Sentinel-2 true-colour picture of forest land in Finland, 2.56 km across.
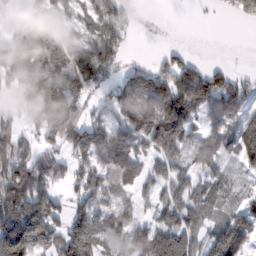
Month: February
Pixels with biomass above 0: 76%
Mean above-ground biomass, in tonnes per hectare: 88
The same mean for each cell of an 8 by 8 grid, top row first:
42 99 61 120 1 0 3 57
146 147 99 97 0 25 0 0
116 167 126 58 135 138 132 49
56 165 59 66 149 167 72 62
92 50 92 142 72 99 46 102
122 90 72 73 64 69 48 31
150 111 64 53 30 104 80 64
267 109 164 89 125 140 81 138
